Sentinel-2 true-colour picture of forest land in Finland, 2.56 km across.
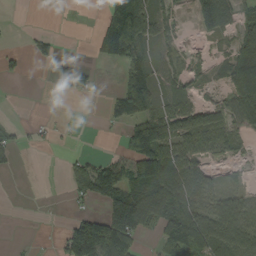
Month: September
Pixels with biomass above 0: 52%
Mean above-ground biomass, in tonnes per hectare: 58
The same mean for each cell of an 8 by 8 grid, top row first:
0 0 0 112 132 23 109 53
10 23 0 118 63 30 11 71
7 8 48 2 106 46 24 105
0 1 0 40 95 84 50 66
29 10 4 2 170 79 58 27
4 0 64 134 178 120 41 11
0 0 13 101 170 130 76 78
2 1 195 194 30 104 122 104
